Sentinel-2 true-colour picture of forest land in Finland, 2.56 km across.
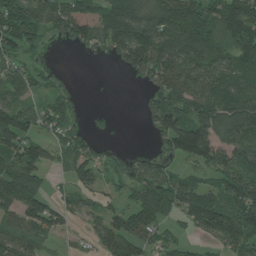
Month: July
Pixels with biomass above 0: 73%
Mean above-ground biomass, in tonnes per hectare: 92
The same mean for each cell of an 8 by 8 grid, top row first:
126 102 92 115 127 171 133 124
103 24 36 97 169 172 146 105
86 37 0 1 45 138 110 97
135 92 17 11 42 131 164 172
111 59 77 9 1 126 169 114
162 49 76 43 78 70 63 137
125 110 52 51 129 99 144 152
127 55 25 104 75 41 47 101
